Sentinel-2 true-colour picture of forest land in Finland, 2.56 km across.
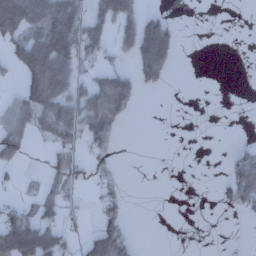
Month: December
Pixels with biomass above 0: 34%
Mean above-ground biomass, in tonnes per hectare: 43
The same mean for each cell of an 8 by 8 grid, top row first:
164 118 89 139 85 9 0 0
64 161 103 38 159 73 0 0
18 167 42 81 52 3 0 0
57 96 71 93 1 0 0 1
59 15 41 29 0 0 0 7
12 7 28 22 0 0 0 99
37 46 14 50 0 0 0 37
145 95 28 99 1 0 0 0
